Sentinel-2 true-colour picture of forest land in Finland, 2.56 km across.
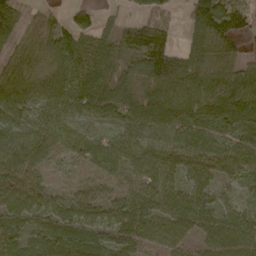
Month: April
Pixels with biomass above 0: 91%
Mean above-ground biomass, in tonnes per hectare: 71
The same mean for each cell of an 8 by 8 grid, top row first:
72 29 40 14 45 16 137 78
50 78 97 59 58 40 94 37
71 77 89 77 62 90 67 71
82 64 78 70 93 95 83 95
90 81 68 62 72 77 82 74
92 40 31 48 65 58 62 58
93 76 93 79 83 91 67 53
74 92 86 72 70 61 73 96
